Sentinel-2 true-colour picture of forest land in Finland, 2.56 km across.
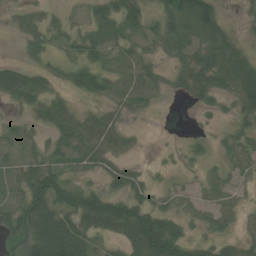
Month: July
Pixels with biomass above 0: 75%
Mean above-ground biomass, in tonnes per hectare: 36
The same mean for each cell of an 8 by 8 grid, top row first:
9 14 12 52 46 71 80 11
3 16 39 31 25 43 50 28
67 26 42 30 32 27 50 55
13 34 16 20 13 1 18 31
26 31 39 29 3 4 12 38
35 74 22 26 16 10 15 14
51 80 84 85 54 21 18 16
58 114 74 33 111 80 34 28
